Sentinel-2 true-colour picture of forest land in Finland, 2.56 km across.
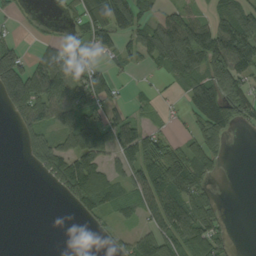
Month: September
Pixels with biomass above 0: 58%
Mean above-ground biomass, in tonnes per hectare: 62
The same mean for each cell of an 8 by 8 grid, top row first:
13 3 50 117 59 63 44 99
38 39 78 25 101 162 133 168
88 136 94 32 7 54 115 103
70 73 91 52 27 15 155 91
12 76 76 61 103 49 66 0
0 46 116 40 108 150 37 0
0 0 45 50 62 118 78 0
0 0 0 25 63 88 94 2
